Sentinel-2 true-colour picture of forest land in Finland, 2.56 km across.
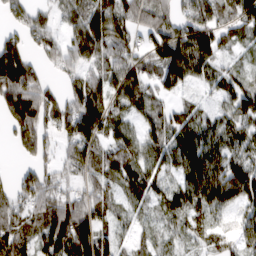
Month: March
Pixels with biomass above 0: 82%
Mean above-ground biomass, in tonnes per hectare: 85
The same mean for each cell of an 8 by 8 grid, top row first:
64 51 106 131 89 94 86 100
101 63 92 105 69 138 124 30
152 41 76 96 92 96 58 51
152 104 163 87 67 59 39 101
60 65 118 85 82 85 104 80
40 69 63 84 83 45 125 111
65 94 112 65 39 82 97 70
102 101 166 80 34 41 63 60
